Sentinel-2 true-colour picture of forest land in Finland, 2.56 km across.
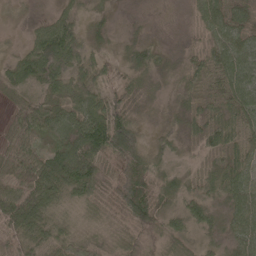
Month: May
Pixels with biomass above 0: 90%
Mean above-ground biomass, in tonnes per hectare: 47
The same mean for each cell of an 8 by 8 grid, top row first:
10 20 32 14 6 2 48 46
11 106 61 18 48 13 34 63
60 84 52 34 40 25 35 82
39 60 58 66 21 23 35 59
45 33 72 101 41 34 43 42
57 88 85 31 75 58 43 60
81 60 36 32 73 42 52 62
52 58 26 28 51 47 27 54
